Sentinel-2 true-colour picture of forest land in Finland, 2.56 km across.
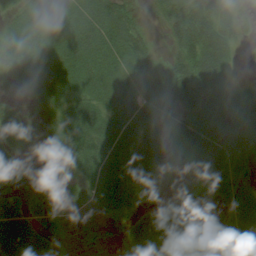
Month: August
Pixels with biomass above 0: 81%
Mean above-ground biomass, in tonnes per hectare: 41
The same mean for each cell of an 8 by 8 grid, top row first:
31 48 57 55 11 52 60 28
55 50 59 64 32 32 68 16
32 64 54 62 58 59 70 15
29 35 57 54 61 43 53 50
24 12 60 66 62 32 51 55
23 4 33 72 56 10 45 45
35 27 9 36 25 7 4 51
50 30 6 4 52 21 15 61
